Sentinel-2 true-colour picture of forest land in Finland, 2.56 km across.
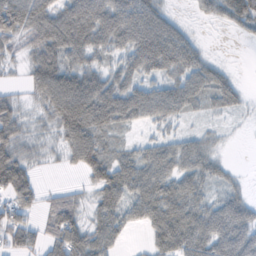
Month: October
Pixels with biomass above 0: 75%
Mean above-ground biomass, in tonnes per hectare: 47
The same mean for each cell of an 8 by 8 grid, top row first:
87 65 75 65 64 12 20 57
25 66 66 43 83 79 10 1
6 76 67 42 42 44 51 12
35 34 97 72 55 43 15 11
55 11 78 20 23 39 23 1
81 2 17 73 67 58 41 8
58 36 36 60 61 69 49 46
53 47 68 47 12 77 77 71
